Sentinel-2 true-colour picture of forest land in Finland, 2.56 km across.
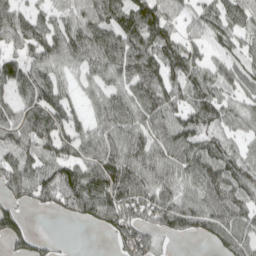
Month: April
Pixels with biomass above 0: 83%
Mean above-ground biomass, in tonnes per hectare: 76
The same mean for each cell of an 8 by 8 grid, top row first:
68 52 62 87 131 53 71 73
66 92 83 99 107 95 47 48
88 86 34 60 98 77 88 73
73 109 37 95 91 79 104 50
84 93 72 86 89 106 79 33
86 98 112 128 88 73 91 88
43 48 98 99 94 106 98 80
43 17 0 24 64 17 35 88
